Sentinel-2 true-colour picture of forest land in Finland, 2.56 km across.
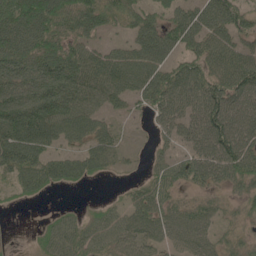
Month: May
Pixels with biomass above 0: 76%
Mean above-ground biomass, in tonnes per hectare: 63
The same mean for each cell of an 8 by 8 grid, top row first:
110 104 78 54 57 60 92 65
78 72 55 35 85 62 74 63
87 128 99 88 87 78 80 94
136 128 90 34 22 66 99 78
103 66 45 47 3 36 81 96
55 67 48 14 21 55 57 66
8 3 15 29 74 55 45 27
1 52 67 61 56 53 52 29
